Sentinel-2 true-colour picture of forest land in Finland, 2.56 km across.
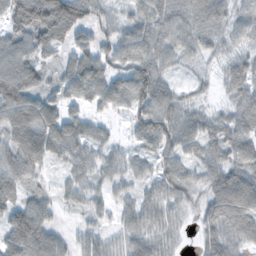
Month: November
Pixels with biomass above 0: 85%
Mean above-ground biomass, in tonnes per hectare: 54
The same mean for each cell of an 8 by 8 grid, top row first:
76 109 72 31 61 58 62 47
69 62 53 55 75 52 35 33
90 28 80 60 91 24 13 50
91 70 38 33 71 63 26 49
82 89 65 33 42 61 53 63
66 18 47 45 37 60 45 64
61 35 27 33 57 41 44 95
87 66 31 34 57 29 42 44
